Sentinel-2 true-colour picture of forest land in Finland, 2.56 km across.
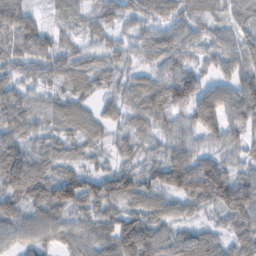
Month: February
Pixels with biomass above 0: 91%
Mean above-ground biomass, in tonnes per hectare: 53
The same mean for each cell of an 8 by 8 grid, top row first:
73 18 30 25 45 49 29 46
58 57 39 37 44 60 39 61
40 38 52 33 46 91 37 74
60 31 49 30 62 55 101 79
53 36 36 30 32 42 29 42
87 65 67 78 62 91 113 51
53 75 53 45 51 35 38 90
39 41 55 81 88 50 46 54
